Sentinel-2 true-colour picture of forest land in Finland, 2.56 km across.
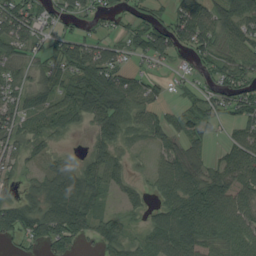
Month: August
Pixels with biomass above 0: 76%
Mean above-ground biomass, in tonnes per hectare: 52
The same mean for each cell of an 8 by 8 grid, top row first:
82 37 43 25 44 61 76 83
46 43 79 42 65 66 60 60
42 43 76 82 37 15 32 70
54 60 65 87 44 27 46 54
43 27 3 52 16 43 26 47
28 57 69 52 15 89 52 54
65 74 77 13 28 76 79 57
36 81 48 44 37 101 58 60
